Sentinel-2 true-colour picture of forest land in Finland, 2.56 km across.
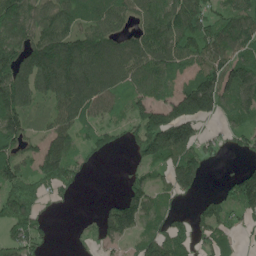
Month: May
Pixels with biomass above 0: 75%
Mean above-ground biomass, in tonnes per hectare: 99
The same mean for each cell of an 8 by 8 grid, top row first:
131 113 96 103 84 134 102 123
144 161 154 126 130 118 131 119
171 167 169 128 102 71 150 146
151 65 116 57 109 146 123 110
111 97 61 48 128 192 50 53
121 128 49 0 59 149 34 93
126 28 2 79 121 39 57 98
99 33 15 73 77 87 75 32
